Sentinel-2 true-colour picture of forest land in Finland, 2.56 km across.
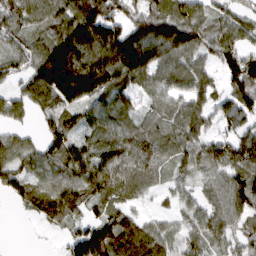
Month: March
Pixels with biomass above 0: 86%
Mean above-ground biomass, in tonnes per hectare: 88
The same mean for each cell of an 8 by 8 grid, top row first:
84 87 143 112 99 122 69 62
69 121 161 198 156 142 87 89
55 163 225 141 82 83 59 139
61 86 83 92 40 70 70 89
60 78 57 81 91 78 77 91
75 80 106 118 85 51 66 106
22 81 72 68 25 42 70 96
0 2 100 132 106 64 75 64
